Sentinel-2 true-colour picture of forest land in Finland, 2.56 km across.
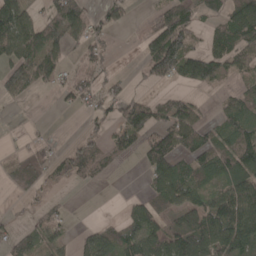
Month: April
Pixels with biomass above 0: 59%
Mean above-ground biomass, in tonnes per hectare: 58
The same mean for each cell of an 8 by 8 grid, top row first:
97 57 95 50 21 87 41 96
95 94 43 22 48 133 55 89
93 57 53 39 30 59 75 33
4 1 29 46 88 89 16 75
7 23 40 59 69 79 67 87
57 49 58 14 31 88 50 86
7 29 1 0 57 67 79 121
54 44 33 79 98 81 99 113
